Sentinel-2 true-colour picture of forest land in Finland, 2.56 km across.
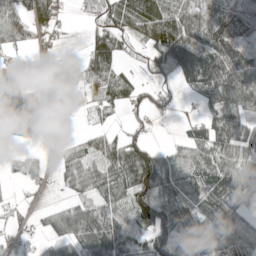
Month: May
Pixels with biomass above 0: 72%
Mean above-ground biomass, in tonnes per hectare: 62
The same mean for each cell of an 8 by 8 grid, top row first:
76 58 11 64 90 89 88 50
39 12 8 89 23 134 96 53
40 51 67 72 19 39 122 103
149 53 14 31 30 12 56 107
44 11 30 63 59 15 78 100
15 18 74 91 134 58 71 80
20 15 59 71 105 89 75 71
36 38 84 132 70 93 66 84
